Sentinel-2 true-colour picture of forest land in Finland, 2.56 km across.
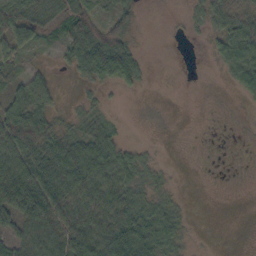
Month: October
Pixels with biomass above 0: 63%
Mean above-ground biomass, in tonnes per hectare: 27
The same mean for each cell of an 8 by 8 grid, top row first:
55 19 41 31 3 2 26 27
39 7 66 75 4 0 9 47
20 28 15 42 13 0 0 30
48 33 12 3 1 0 0 2
65 51 33 31 9 0 1 1
65 65 49 38 20 4 0 1
65 66 42 44 38 14 0 0
44 51 57 59 55 29 1 0
